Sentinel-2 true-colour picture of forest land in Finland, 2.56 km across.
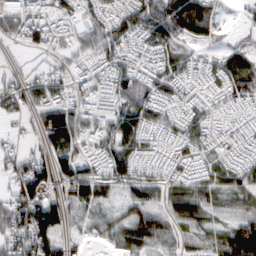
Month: February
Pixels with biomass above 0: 83%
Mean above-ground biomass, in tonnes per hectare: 54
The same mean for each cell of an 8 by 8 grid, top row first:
88 77 49 63 91 123 76 13
15 49 55 65 50 58 25 32
32 52 31 56 52 40 38 88
49 95 41 60 68 40 37 28
21 63 56 75 51 44 38 33
67 71 73 57 43 29 47 48
94 92 44 34 64 60 45 35
76 81 22 39 75 41 29 92
